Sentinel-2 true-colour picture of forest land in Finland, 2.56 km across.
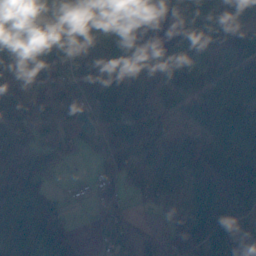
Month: November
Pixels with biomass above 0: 81%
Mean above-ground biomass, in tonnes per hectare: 73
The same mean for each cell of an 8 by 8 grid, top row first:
91 64 97 43 2 45 75 72
115 47 78 117 34 66 73 102
63 73 72 89 54 83 66 144
81 52 44 77 74 50 106 165
91 52 40 63 60 58 74 119
67 33 5 34 65 121 187 123
79 71 7 64 18 31 149 117
55 69 26 42 26 65 155 107
